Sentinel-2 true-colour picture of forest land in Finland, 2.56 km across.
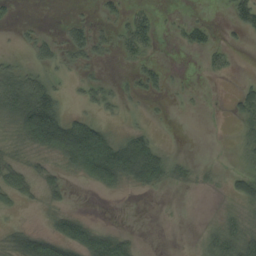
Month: August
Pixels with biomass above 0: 42%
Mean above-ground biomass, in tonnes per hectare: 29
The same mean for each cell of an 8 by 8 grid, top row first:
7 0 7 16 23 4 4 42
6 20 30 17 25 6 24 6
67 33 11 9 23 3 3 7
82 141 16 9 6 1 1 21
20 105 182 91 58 2 0 15
38 23 41 89 73 24 8 26
11 17 5 0 0 0 0 15
43 74 87 72 2 0 22 51
